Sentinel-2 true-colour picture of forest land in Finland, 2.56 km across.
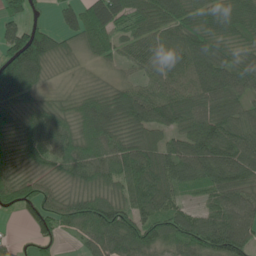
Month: June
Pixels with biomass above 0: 90%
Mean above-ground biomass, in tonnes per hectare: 73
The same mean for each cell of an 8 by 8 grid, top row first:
61 15 76 75 71 72 67 73
130 106 45 54 75 87 85 50
136 34 15 23 47 71 105 76
79 60 70 104 112 99 81 62
61 84 80 69 76 62 106 91
63 48 61 70 106 79 88 89
60 75 85 91 88 57 51 90
21 45 35 90 93 77 86 104
